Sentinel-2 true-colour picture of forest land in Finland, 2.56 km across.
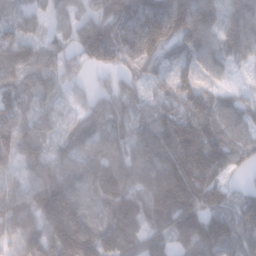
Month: January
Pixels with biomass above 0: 93%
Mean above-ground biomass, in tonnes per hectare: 115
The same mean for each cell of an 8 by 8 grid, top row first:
72 74 86 145 174 201 143 174
156 96 123 161 142 95 106 144
93 85 42 43 54 97 55 12
89 55 60 102 54 130 107 91
117 59 99 106 110 180 154 84
43 104 103 157 122 175 141 34
118 186 128 144 144 181 144 102
112 151 195 164 150 123 163 118
